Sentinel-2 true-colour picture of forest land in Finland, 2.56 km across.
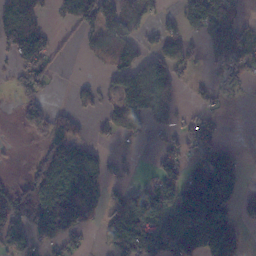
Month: November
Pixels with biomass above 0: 55%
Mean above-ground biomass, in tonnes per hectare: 78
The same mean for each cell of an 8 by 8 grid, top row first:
91 24 114 100 70 43 127 35
78 65 25 106 60 72 76 102
41 44 8 47 131 80 19 40
17 67 33 52 153 59 38 2
4 63 46 17 15 44 82 10
15 111 155 45 17 76 117 53
95 163 136 71 152 171 206 56
96 74 38 78 173 267 233 92
